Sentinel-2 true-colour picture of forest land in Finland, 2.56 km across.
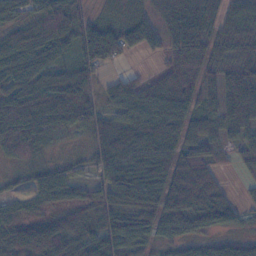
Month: November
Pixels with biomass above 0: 83%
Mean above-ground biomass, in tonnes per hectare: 54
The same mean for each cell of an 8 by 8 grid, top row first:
52 49 36 20 37 98 78 44
39 44 69 79 49 80 68 54
45 42 57 26 30 81 53 59
90 71 65 30 64 85 55 53
74 26 6 54 68 69 49 41
14 46 23 56 57 87 66 18
49 40 40 55 65 86 91 32
77 101 50 51 33 34 34 31
